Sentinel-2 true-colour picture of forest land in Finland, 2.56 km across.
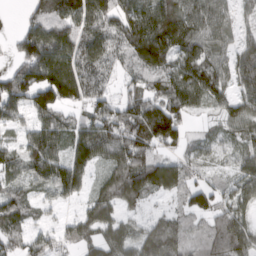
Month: March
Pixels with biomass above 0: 81%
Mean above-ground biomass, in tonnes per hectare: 79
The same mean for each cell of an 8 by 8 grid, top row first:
5 101 129 96 116 124 90 45
53 166 112 75 148 108 72 67
134 145 124 42 74 84 94 78
70 102 51 76 116 97 31 73
40 98 93 109 127 73 35 47
50 78 75 69 100 87 27 61
85 31 33 70 30 37 76 70
61 52 72 76 64 66 75 98
